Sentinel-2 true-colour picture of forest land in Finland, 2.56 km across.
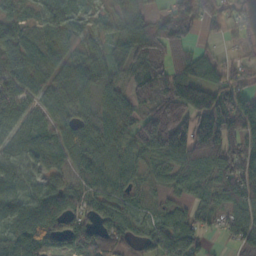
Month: October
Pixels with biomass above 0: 87%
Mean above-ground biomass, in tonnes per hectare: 81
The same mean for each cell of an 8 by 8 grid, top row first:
39 53 34 39 74 117 87 41
83 58 45 40 150 124 30 44
77 53 98 70 127 145 114 71
65 51 41 63 98 142 181 158
53 59 72 56 103 151 140 117
64 52 39 55 32 41 68 138
70 110 72 69 32 37 52 84
77 142 132 128 63 128 42 82
